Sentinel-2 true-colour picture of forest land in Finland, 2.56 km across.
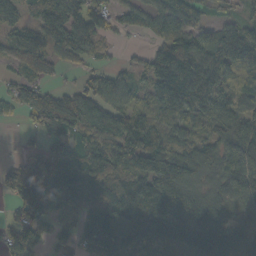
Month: October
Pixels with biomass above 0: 83%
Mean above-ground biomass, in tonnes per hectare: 94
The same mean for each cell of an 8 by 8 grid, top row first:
67 120 110 61 82 98 47 54
83 86 98 20 24 132 103 138
64 43 35 69 59 220 134 78
39 136 122 107 79 101 116 106
9 59 73 124 122 80 81 133
73 91 94 102 131 151 69 133
49 65 95 121 147 123 107 88
99 61 94 163 97 97 142 94
